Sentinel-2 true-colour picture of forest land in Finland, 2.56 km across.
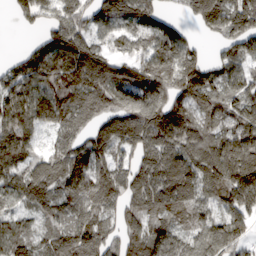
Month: March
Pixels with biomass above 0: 88%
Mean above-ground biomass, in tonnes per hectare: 132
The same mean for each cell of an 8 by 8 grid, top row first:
49 97 124 131 130 48 166 153
11 133 139 71 110 143 28 129
134 145 168 155 145 162 146 130
176 148 128 146 222 162 123 130
212 61 114 149 147 156 144 205
116 145 179 149 137 160 155 204
78 111 131 96 121 143 81 124
129 94 184 101 141 114 144 117
